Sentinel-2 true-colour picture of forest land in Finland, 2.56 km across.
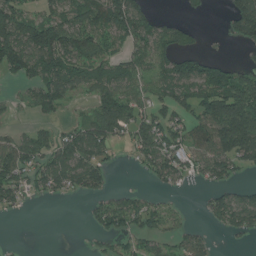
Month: July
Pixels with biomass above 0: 60%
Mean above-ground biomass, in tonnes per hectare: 70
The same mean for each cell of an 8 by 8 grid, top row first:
133 67 89 144 96 13 10 156
148 162 112 48 78 75 9 31
41 95 71 91 68 108 120 102
19 55 15 137 68 73 109 183
80 66 107 68 83 72 99 177
87 76 97 34 20 68 61 32
31 0 2 79 58 23 33 104
1 0 1 41 53 48 39 17
